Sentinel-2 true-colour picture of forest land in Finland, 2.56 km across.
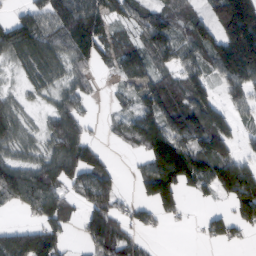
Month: February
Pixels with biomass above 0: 72%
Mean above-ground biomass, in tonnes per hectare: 90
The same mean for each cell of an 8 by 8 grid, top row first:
43 112 163 76 74 84 65 265
105 96 134 85 97 80 113 249
22 62 47 17 86 81 76 138
55 47 74 23 102 150 147 47
65 74 136 16 118 129 136 46
111 129 115 72 74 161 131 169
36 98 56 91 46 62 25 112
134 139 28 124 26 0 36 26
